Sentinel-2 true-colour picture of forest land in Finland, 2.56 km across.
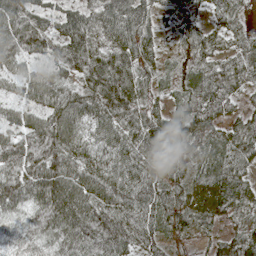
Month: May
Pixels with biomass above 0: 93%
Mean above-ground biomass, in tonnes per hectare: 77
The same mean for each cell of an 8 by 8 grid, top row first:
120 70 71 73 52 29 38 35
124 80 92 67 56 25 63 42
71 90 74 112 58 35 81 59
70 96 100 93 64 42 83 42
98 128 80 83 71 59 73 73
106 144 105 97 85 50 74 81
74 138 130 112 107 65 67 54
44 73 118 122 81 43 36 71
